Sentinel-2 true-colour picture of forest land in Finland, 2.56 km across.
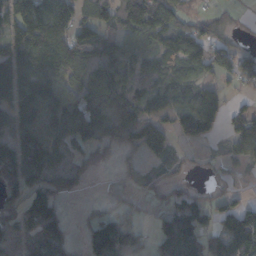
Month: October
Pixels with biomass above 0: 73%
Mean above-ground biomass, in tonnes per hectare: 93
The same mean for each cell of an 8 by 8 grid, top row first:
96 118 93 88 148 70 28 10
122 148 128 96 76 108 88 45
152 145 85 131 91 93 51 59
143 175 206 167 104 81 139 55
119 163 103 89 151 41 28 78
121 102 53 15 58 29 13 13
90 144 4 50 22 100 77 117
67 176 33 141 44 142 73 149
